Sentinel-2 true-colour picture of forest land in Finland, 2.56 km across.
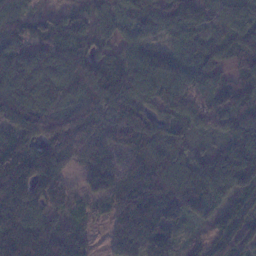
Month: January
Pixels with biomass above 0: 93%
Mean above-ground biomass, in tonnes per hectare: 109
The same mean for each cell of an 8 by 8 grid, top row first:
99 71 64 70 104 123 123 152
117 107 94 63 96 101 114 119
107 121 148 146 150 136 103 70
134 172 159 133 85 97 112 112
105 149 137 112 139 86 26 129
175 147 52 117 139 159 124 155
135 79 57 83 101 120 59 77
122 104 90 33 125 69 57 91
